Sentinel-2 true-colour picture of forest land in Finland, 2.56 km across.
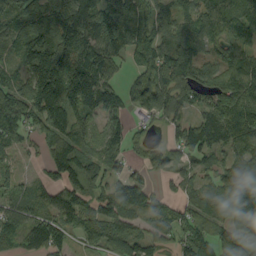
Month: September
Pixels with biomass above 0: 86%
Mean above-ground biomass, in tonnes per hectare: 87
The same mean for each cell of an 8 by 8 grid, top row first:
94 109 149 130 123 85 104 109
68 165 141 113 115 105 62 98
66 168 170 70 89 130 86 123
92 121 103 100 67 55 86 107
52 60 82 91 48 68 100 80
37 37 85 60 43 34 43 101
68 71 80 89 73 44 65 92
59 103 36 72 59 53 89 79
